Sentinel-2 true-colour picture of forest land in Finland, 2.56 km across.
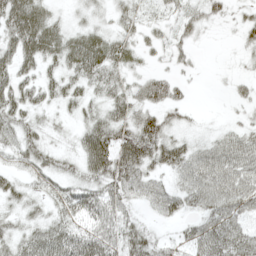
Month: May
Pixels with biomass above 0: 78%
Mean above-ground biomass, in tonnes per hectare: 38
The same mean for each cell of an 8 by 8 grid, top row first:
66 38 16 26 23 28 28 18
54 54 62 50 23 25 3 14
46 32 42 43 29 26 1 12
45 20 25 42 39 26 2 9
41 24 31 67 66 36 29 48
30 42 33 58 45 35 64 62
23 29 55 54 23 35 52 55
37 68 64 56 44 22 68 60
